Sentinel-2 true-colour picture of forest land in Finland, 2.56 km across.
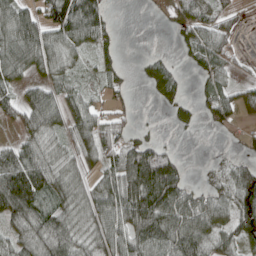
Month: April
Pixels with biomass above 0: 69%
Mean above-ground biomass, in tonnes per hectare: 67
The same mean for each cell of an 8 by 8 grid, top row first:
92 76 140 25 2 42 54 15
107 92 55 36 1 14 81 12
54 51 29 39 30 52 48 20
57 96 81 38 0 29 37 43
53 67 59 80 67 10 0 12
159 112 50 75 190 110 15 93
146 66 69 103 157 122 79 103
66 101 60 98 121 119 88 72
